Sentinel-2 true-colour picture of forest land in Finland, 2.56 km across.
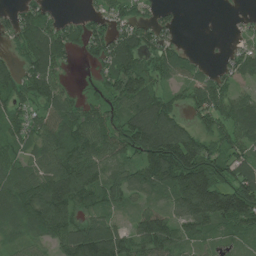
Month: July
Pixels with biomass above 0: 80%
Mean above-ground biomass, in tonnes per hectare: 87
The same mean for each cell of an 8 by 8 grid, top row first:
57 57 30 57 36 23 0 6
55 158 57 107 101 46 1 35
88 114 3 89 109 46 59 58
74 87 71 63 152 66 101 96
68 101 121 97 151 154 77 73
101 124 174 67 105 166 157 97
129 156 84 53 44 88 192 174
53 65 162 151 105 81 50 40
